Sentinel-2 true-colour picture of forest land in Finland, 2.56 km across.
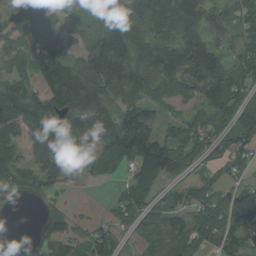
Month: August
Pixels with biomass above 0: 83%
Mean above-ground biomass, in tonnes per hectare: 89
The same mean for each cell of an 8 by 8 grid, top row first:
79 99 48 108 110 121 82 69
62 135 87 147 99 123 135 72
86 104 136 139 96 105 129 66
162 110 127 97 77 28 80 103
80 145 141 110 137 88 72 85
86 80 71 32 106 61 38 37
22 36 8 36 98 72 100 175
8 74 57 65 74 107 81 70
